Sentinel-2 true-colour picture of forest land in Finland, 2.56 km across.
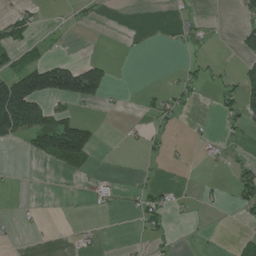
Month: July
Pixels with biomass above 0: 22%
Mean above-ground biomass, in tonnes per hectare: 27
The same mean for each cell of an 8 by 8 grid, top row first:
37 3 15 1 0 5 4 16
45 11 0 0 1 5 8 42
115 159 190 29 0 15 18 45
196 71 19 3 14 26 1 55
28 122 160 1 13 5 11 6
3 0 9 5 6 1 3 46
3 1 0 13 38 15 6 26
4 1 8 0 8 7 3 20
